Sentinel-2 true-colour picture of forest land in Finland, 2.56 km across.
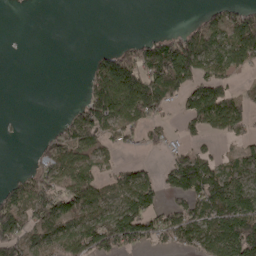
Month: April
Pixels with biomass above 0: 54%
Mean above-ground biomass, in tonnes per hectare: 58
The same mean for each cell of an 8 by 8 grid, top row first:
0 0 0 0 0 0 32 55
0 0 0 30 64 122 90 98
0 0 7 168 113 114 85 19
1 0 51 105 102 24 123 67
2 38 81 40 31 30 25 31
18 69 87 35 51 103 102 59
106 99 83 63 97 51 91 126
95 88 98 104 71 58 77 138
